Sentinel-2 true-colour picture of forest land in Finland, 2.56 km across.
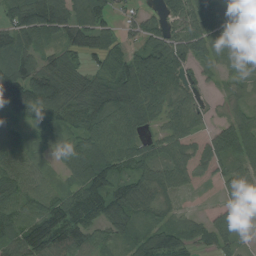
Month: August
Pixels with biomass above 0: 87%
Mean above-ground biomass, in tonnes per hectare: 84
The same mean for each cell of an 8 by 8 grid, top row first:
92 134 118 57 45 73 149 69
87 52 77 66 98 119 107 128
137 124 105 117 142 90 28 51
97 70 94 112 97 80 39 47
86 46 71 97 68 69 55 112
96 44 89 109 79 85 25 80
93 107 126 129 69 30 14 47
99 154 89 62 70 82 63 39
